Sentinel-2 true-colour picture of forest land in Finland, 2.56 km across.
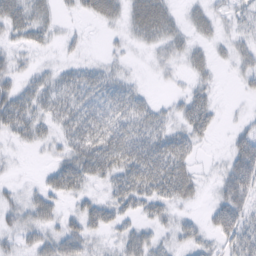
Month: February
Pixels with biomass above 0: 69%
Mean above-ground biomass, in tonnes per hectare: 27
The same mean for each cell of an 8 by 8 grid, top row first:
41 22 14 29 57 18 25 21
19 13 9 7 13 22 16 26
27 21 27 26 5 8 16 16
48 25 31 33 28 19 34 4
14 16 38 42 43 38 7 41
5 16 41 32 50 52 7 83
27 32 20 33 25 21 17 57
22 32 37 14 32 20 18 49
